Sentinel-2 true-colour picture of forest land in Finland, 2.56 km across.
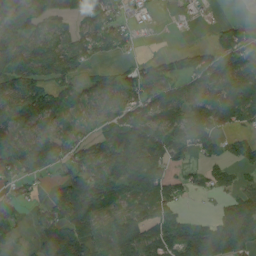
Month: August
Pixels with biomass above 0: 73%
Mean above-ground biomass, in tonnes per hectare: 88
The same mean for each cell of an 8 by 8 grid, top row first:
117 103 86 67 36 10 3 9
103 112 98 66 4 20 68 130
145 112 66 86 121 102 100 128
122 132 45 80 97 73 123 116
89 105 89 127 143 96 78 60
58 45 115 166 144 52 55 51
44 88 195 69 48 51 10 115
28 127 132 60 111 121 129 120
